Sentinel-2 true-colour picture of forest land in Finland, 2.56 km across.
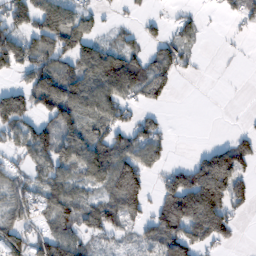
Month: February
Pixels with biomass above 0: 61%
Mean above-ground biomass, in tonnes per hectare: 74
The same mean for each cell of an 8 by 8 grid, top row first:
99 143 81 11 23 30 6 55
111 96 97 62 50 74 2 9
32 69 68 133 121 32 0 2
147 102 92 79 37 0 0 3
66 137 123 102 113 7 18 65
49 94 82 141 80 88 193 76
74 74 98 101 68 155 185 49
98 120 71 44 60 138 94 11
